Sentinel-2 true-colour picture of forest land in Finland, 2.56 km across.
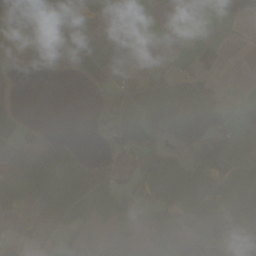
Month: October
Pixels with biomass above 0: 57%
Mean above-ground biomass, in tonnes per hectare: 59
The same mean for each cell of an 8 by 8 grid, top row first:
92 105 86 13 6 2 1 10
67 87 110 65 9 1 16 0
11 7 37 51 50 65 26 1
45 0 0 103 123 107 89 8
42 42 22 67 119 37 78 53
40 100 126 67 78 114 150 80
62 92 152 113 60 114 64 86
22 20 65 42 32 90 84 97
